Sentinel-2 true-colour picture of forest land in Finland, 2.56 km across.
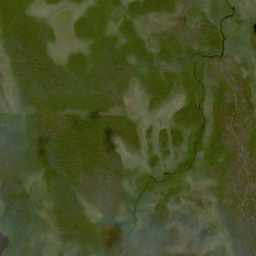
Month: July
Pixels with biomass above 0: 92%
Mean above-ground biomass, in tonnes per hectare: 52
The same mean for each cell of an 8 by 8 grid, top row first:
53 16 24 27 35 21 41 31
70 38 23 39 38 54 71 39
49 83 47 83 44 48 59 58
28 68 59 79 19 40 62 69
82 87 125 75 41 52 60 68
89 54 75 73 40 45 35 64
98 57 65 49 34 26 17 64
59 29 50 88 33 27 8 72
